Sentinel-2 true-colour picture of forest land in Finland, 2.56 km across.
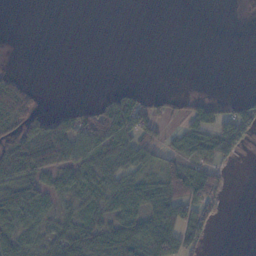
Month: November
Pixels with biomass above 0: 45%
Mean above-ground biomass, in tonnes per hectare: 29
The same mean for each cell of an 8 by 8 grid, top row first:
0 0 0 0 0 0 0 0
0 0 0 0 0 0 0 0
27 0 0 0 0 0 0 0
71 20 33 79 58 15 50 50
59 95 54 59 52 26 51 39
67 40 36 36 37 61 55 0
65 30 25 43 46 62 45 0
39 25 56 76 74 56 18 0
